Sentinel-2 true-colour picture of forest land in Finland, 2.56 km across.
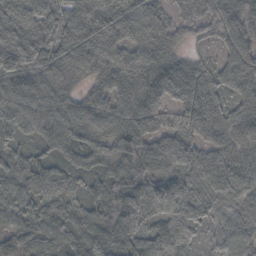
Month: October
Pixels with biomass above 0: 95%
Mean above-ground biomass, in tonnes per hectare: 64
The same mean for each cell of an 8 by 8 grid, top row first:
101 85 60 59 69 31 43 79
77 99 79 88 60 30 13 68
56 67 35 57 73 91 45 72
53 82 64 60 80 60 77 61
43 44 70 67 66 73 53 51
69 68 37 55 72 71 83 58
66 47 51 67 56 79 56 49
91 82 67 75 107 95 17 50
